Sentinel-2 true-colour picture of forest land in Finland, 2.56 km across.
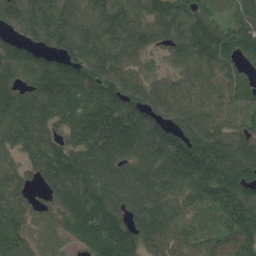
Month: June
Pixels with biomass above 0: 94%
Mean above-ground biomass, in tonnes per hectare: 145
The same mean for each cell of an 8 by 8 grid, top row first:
144 186 140 156 122 143 104 106
122 125 180 147 110 119 191 140
136 193 187 159 107 84 117 87
204 190 180 189 167 137 124 96
131 128 171 230 167 197 240 157
98 126 150 130 128 167 210 234
129 46 160 136 139 111 117 197
133 34 119 206 125 108 101 134
